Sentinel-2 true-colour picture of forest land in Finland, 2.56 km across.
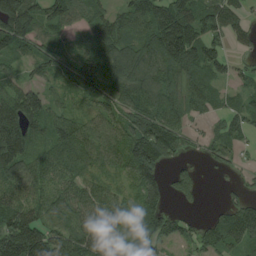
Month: August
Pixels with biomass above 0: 83%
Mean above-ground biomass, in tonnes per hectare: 81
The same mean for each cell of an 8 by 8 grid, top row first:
152 77 67 66 106 157 91 46
80 60 50 120 121 181 87 31
49 57 102 96 125 85 83 37
139 83 63 82 105 85 41 64
156 79 116 91 145 64 34 39
93 58 79 61 117 38 4 12
77 69 86 80 101 19 10 68
131 99 99 85 89 57 52 86
